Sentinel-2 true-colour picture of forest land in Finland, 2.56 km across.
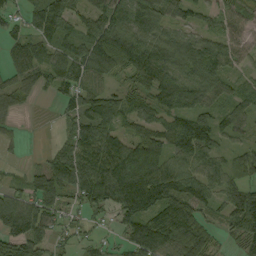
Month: September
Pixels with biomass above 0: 83%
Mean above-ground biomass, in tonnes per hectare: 73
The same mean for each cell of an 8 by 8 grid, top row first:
34 131 52 90 87 51 44 54
64 77 80 123 99 87 79 49
60 57 81 50 87 105 91 42
38 1 83 97 67 85 74 75
20 9 92 103 147 82 79 40
15 110 112 144 175 94 72 68
109 89 52 76 104 37 45 84
99 64 28 18 67 59 46 34
